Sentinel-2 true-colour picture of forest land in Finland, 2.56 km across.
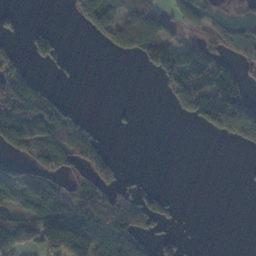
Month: November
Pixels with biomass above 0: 44%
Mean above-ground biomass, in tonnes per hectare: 58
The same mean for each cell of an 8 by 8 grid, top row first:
19 0 64 87 111 53 44 37
15 62 0 49 103 94 71 100
116 10 1 0 1 106 149 66
125 95 11 6 0 41 166 207
87 84 86 8 0 0 0 57
40 49 52 43 4 0 0 2
69 98 80 101 78 11 0 0
145 161 203 136 46 32 0 0
